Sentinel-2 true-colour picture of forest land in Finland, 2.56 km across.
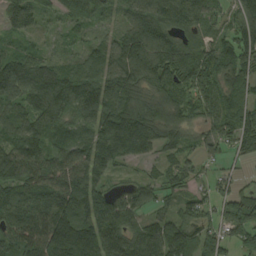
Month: August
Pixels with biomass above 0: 91%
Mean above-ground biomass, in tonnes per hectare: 120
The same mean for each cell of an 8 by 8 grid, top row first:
119 52 128 37 149 162 98 126
55 34 52 97 172 150 103 125
188 162 134 129 143 140 125 119
102 162 134 128 155 124 85 108
123 131 121 171 132 98 88 95
146 139 138 60 42 93 49 35
158 184 148 153 89 66 70 127
150 207 235 143 148 154 98 75
